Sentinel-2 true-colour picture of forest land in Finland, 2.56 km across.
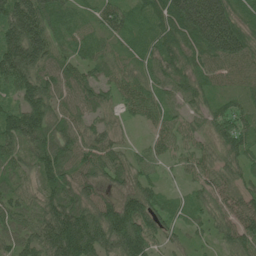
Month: June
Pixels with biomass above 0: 97%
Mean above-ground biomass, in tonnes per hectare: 74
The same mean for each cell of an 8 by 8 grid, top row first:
127 98 38 62 58 126 177 60
129 102 57 40 56 75 101 93
94 74 67 50 55 68 53 46
82 87 60 40 56 43 58 61
71 99 80 64 25 45 47 86
50 85 74 75 57 19 53 61
63 87 106 100 104 40 55 71
59 111 161 118 117 31 29 86
